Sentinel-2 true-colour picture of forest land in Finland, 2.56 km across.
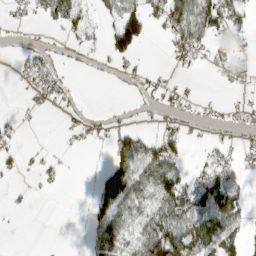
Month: March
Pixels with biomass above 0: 42%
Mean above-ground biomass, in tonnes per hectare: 30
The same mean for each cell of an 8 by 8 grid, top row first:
10 44 41 34 77 87 81 45
6 16 27 52 18 39 46 12
7 48 3 8 25 11 2 18
5 9 13 7 7 22 10 18
15 3 10 46 44 38 10 14
12 20 1 72 52 65 48 23
8 0 1 61 33 77 91 30
0 0 3 41 69 105 66 40
